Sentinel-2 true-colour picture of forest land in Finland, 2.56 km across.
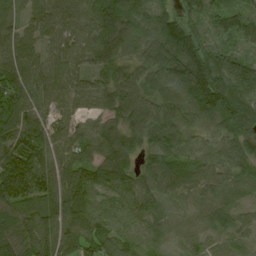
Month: August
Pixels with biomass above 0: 96%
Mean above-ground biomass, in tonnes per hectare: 75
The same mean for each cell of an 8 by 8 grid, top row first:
36 62 72 95 45 60 55 57
81 57 73 58 60 100 76 43
74 76 66 70 69 116 166 120
100 68 42 67 109 75 92 134
122 104 73 86 75 65 37 75
177 109 93 85 58 72 59 44
89 83 97 41 54 37 56 31
82 113 99 80 38 22 37 31
